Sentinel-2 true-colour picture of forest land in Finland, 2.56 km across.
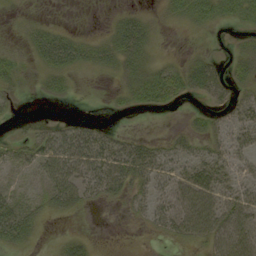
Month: September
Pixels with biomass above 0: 53%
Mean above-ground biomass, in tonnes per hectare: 18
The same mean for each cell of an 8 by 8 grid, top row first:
4 2 0 5 11 13 27 26
5 34 25 21 22 1 2 10
15 15 5 5 25 28 31 17
3 0 0 3 8 4 12 22
15 25 43 24 17 13 15 28
11 30 35 38 27 23 32 22
34 19 14 4 15 34 45 44
27 3 12 0 1 19 30 54
